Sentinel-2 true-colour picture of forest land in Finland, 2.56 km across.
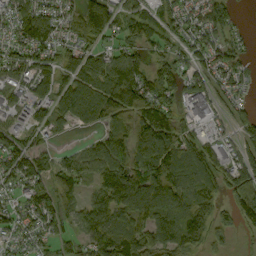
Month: September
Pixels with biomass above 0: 83%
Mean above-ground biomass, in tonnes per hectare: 82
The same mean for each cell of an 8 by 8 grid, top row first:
81 81 107 95 70 70 79 17
66 82 71 55 63 44 66 35
64 82 103 136 116 95 60 45
52 74 95 120 126 65 77 42
69 30 26 109 133 111 61 62
92 66 83 133 126 111 103 98
57 81 65 128 134 131 97 89
40 47 51 120 99 128 81 23
